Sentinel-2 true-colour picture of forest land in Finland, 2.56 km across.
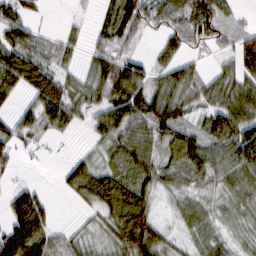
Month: February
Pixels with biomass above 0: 76%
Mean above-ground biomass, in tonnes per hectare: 52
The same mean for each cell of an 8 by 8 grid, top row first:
56 5 5 62 71 65 82 11
85 51 21 56 9 43 29 62
81 78 35 87 56 62 38 68
29 75 38 70 72 68 53 91
40 11 5 49 58 65 61 105
10 0 75 60 54 47 58 68
74 36 14 76 71 26 36 41
116 69 34 49 111 23 50 23
